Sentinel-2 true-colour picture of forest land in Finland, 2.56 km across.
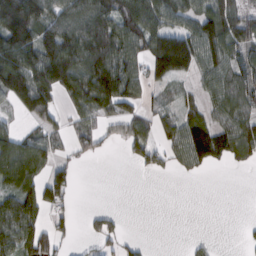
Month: February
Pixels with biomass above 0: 61%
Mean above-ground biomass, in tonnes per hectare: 72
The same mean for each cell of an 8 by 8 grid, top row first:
168 98 120 124 141 87 104 79
177 137 151 150 108 179 112 79
149 153 136 157 78 60 56 72
39 70 58 58 38 46 54 82
88 72 44 19 65 66 151 110
144 71 10 0 9 14 8 1
113 78 4 11 0 0 0 0
92 68 9 33 8 0 7 8
